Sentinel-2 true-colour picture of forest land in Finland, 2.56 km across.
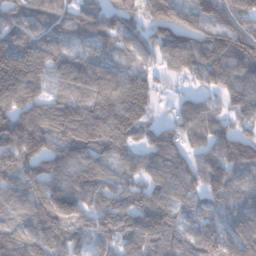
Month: January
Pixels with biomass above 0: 92%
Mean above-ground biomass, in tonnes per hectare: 113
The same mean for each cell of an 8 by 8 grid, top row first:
90 87 92 104 120 165 131 115
145 105 50 73 102 158 162 158
219 94 135 130 124 52 102 125
147 139 136 171 119 71 103 95
188 130 137 110 80 106 107 117
100 130 124 81 72 124 122 72
88 131 116 116 127 87 52 80
106 119 86 87 119 86 104 128
